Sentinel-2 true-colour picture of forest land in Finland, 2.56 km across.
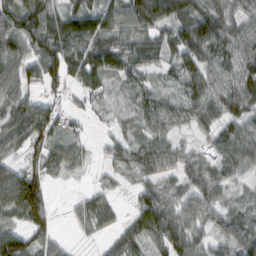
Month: February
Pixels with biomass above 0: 82%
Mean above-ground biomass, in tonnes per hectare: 64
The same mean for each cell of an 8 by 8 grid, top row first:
99 97 103 77 142 94 83 61
91 98 101 97 82 71 89 87
75 74 80 44 36 36 85 103
71 67 23 16 52 62 66 86
58 51 27 29 53 42 31 85
76 52 12 12 49 55 61 36
95 58 35 38 67 69 66 33
92 50 6 34 68 94 54 68
